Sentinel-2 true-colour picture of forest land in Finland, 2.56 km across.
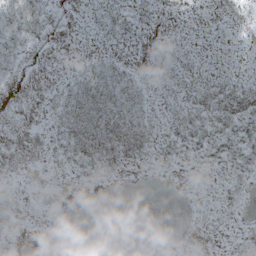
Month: May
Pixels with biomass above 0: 60%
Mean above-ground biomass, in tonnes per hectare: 14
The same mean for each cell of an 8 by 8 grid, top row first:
44 27 5 20 15 9 6 10
29 7 4 12 8 15 9 7
10 3 27 36 12 23 18 15
0 13 41 39 23 21 29 34
0 12 39 35 25 21 27 29
4 6 14 9 4 4 6 19
29 6 1 0 0 0 9 10
15 2 1 3 2 2 6 14
